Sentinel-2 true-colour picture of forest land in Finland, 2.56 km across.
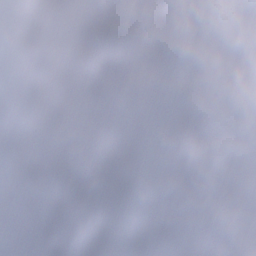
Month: December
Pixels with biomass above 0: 88%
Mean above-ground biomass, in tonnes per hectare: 103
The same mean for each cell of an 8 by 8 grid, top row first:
99 55 92 96 133 47 83 130
91 131 119 137 62 24 85 80
70 107 139 59 139 85 127 89
204 162 124 78 120 124 67 69
236 210 92 70 63 58 121 41
116 168 102 103 69 84 86 27
147 164 107 84 88 107 82 44
200 156 119 87 73 118 112 57
